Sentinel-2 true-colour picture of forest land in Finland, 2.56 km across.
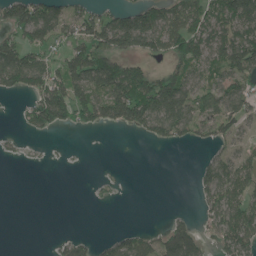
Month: June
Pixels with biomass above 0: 51%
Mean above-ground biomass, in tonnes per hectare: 57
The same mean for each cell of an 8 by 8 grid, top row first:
104 99 64 58 108 76 75 100
109 61 86 108 78 89 80 104
98 92 105 156 125 105 51 66
11 134 73 109 128 114 58 69
10 6 1 0 12 34 31 36
0 0 0 7 0 0 61 69
0 0 0 3 0 4 45 77
0 3 40 45 57 128 32 88
